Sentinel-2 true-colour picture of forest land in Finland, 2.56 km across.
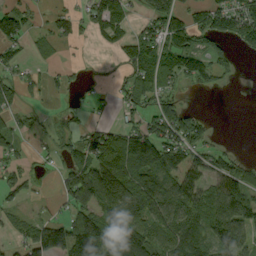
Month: September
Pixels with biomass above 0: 62%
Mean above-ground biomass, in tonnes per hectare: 80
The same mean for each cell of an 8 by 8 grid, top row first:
115 37 56 134 53 102 100 149
73 31 13 40 106 145 70 51
52 28 19 20 100 84 64 12
49 14 24 30 78 82 8 0
48 22 77 114 153 122 61 3
58 23 126 186 128 94 92 118
38 21 87 127 131 111 118 137
43 161 172 132 117 124 111 125
